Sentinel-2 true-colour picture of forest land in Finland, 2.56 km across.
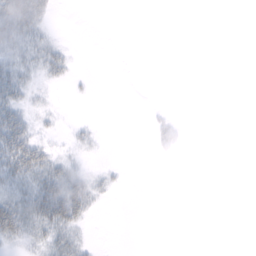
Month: February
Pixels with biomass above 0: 25%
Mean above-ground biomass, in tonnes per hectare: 8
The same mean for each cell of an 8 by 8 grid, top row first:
36 11 0 0 0 0 0 0
24 19 0 0 0 0 0 0
31 9 3 0 0 0 0 0
31 6 0 0 1 2 0 0
49 13 10 0 0 13 0 0
30 38 19 7 0 0 0 0
38 50 40 0 0 0 0 0
18 20 14 0 0 0 0 0
